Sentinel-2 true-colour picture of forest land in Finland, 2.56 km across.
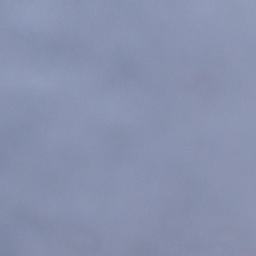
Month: December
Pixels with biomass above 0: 94%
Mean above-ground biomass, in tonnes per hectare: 87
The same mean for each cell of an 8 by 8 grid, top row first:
115 98 83 65 102 76 94 87
113 86 62 78 93 73 71 91
113 113 98 96 122 73 72 77
93 121 91 83 83 109 107 57
79 85 129 58 92 108 147 35
56 96 64 60 88 108 109 92
73 90 55 88 84 112 25 82
61 81 61 128 45 97 73 124
